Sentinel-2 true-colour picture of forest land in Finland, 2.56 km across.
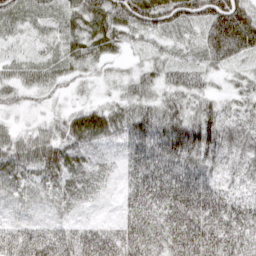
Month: April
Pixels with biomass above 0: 95%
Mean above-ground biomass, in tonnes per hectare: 56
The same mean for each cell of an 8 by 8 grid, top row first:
35 31 56 79 91 75 93 112
19 23 51 38 27 24 67 111
38 37 27 19 55 56 33 28
16 18 40 51 74 75 69 41
53 72 75 42 113 127 96 63
35 41 61 16 101 107 68 43
11 11 21 6 65 75 82 59
60 57 72 60 69 72 92 67
